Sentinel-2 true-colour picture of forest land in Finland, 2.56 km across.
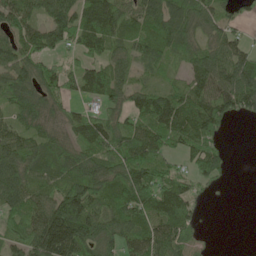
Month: May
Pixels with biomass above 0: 81%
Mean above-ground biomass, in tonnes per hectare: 76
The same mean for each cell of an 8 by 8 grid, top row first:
93 68 102 120 90 101 72 32
81 73 67 69 63 74 67 54
91 78 76 82 24 32 121 122
69 64 40 47 99 123 110 65
82 71 76 86 110 62 79 0
95 72 102 98 106 69 72 0
78 99 138 85 107 124 5 0
56 159 124 82 106 80 5 0
